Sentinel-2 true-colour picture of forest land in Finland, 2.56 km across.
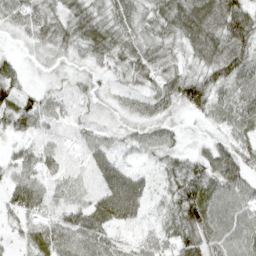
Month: April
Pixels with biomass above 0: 93%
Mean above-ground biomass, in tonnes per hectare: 47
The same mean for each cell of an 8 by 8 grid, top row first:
48 55 59 59 50 78 81 77
11 39 43 59 57 44 77 71
49 16 24 27 43 66 74 69
60 38 22 25 47 34 49 61
21 22 23 32 40 31 24 42
39 31 23 62 28 55 63 57
47 38 30 86 40 65 83 50
20 59 53 35 31 62 70 61
